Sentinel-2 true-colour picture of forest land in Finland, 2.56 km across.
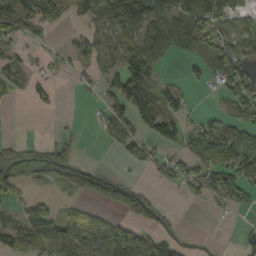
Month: September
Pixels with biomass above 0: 52%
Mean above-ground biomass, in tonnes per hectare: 60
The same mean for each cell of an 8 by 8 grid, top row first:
145 76 25 106 112 79 137 80
22 13 44 68 111 57 98 109
41 30 9 54 106 23 39 92
1 9 0 53 128 66 20 60
53 39 28 19 39 56 115 114
81 47 75 38 8 44 78 109
39 48 23 38 72 4 10 37
82 103 104 177 105 28 0 13
